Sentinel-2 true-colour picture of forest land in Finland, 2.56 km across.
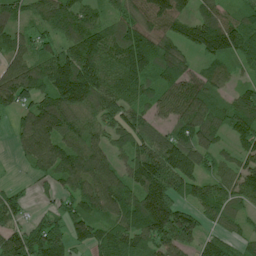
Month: July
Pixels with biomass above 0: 89%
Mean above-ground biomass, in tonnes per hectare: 106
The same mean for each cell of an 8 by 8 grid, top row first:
87 102 116 61 109 120 88 65
84 70 176 124 156 98 141 128
143 162 244 121 112 136 103 39
73 142 117 101 69 108 108 125
49 136 99 71 105 105 76 75
5 86 125 108 169 163 78 102
83 33 109 133 163 129 93 66
102 119 71 126 128 133 63 50
